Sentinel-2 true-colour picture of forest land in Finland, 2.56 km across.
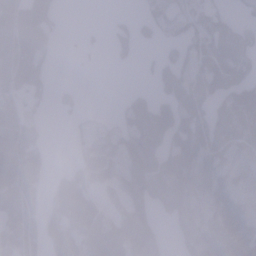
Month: January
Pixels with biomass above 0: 67%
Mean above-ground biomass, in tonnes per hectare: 73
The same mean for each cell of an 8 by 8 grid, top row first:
91 65 0 13 47 62 74 36
66 54 8 36 17 49 97 108
53 37 3 0 6 107 105 84
58 16 22 17 115 92 89 102
107 33 25 66 152 94 114 70
101 53 97 72 167 152 106 56
85 79 149 41 93 124 60 52
79 104 100 162 113 46 102 77
